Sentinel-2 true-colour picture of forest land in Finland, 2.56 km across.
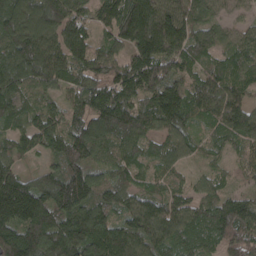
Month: April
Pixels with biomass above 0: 96%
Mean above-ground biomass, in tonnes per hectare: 136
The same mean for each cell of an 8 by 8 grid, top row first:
186 188 107 127 193 136 80 54
165 162 136 94 190 156 90 99
155 135 128 151 201 149 117 109
119 105 124 209 159 183 119 150
92 132 186 123 94 117 62 86
111 125 160 93 68 65 63 45
198 193 171 123 131 122 111 167
200 226 227 202 150 139 111 160
